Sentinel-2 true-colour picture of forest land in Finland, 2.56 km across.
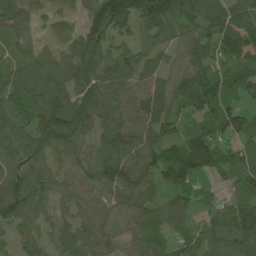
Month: June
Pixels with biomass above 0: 92%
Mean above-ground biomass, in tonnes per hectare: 80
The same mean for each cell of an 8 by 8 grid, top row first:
73 44 50 148 123 123 102 104
44 42 99 62 61 58 71 100
68 87 91 94 76 85 94 95
84 109 93 99 115 61 78 65
70 86 49 104 102 75 110 51
70 84 55 106 101 103 68 68
116 68 71 60 76 69 40 96
55 54 80 48 63 48 65 112
